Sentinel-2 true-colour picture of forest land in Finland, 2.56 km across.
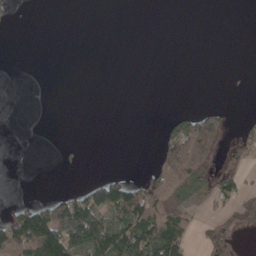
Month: April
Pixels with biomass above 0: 25%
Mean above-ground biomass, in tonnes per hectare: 32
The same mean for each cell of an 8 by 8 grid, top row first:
7 0 0 0 0 0 0 0
0 0 0 0 0 0 0 0
0 0 0 0 0 0 0 0
0 0 0 0 0 20 57 2
0 0 5 0 0 124 114 36
0 0 1 22 16 137 53 33
30 70 119 129 112 98 16 45
129 144 123 143 108 105 19 6
